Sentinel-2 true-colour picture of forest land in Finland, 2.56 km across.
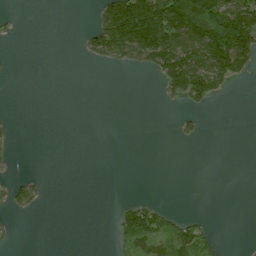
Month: July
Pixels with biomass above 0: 24%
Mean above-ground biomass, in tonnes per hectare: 33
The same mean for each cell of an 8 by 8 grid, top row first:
6 0 0 139 196 152 171 149
0 0 15 118 138 131 154 147
2 0 0 0 1 112 105 25
2 0 0 0 0 10 12 0
6 0 0 0 0 9 1 0
12 4 0 0 0 0 0 0
34 4 0 4 53 4 0 0
7 0 0 14 67 64 27 2
